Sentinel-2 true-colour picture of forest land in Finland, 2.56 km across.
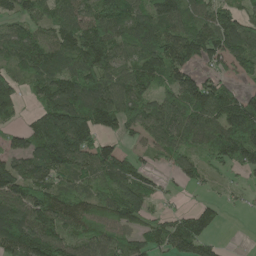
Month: May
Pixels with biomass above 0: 82%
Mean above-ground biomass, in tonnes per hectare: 98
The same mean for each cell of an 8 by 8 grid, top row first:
62 84 111 156 116 125 92 78
106 102 124 117 109 147 125 123
85 96 132 106 110 107 68 47
57 144 160 141 107 120 138 153
65 185 138 55 43 89 79 137
128 98 76 108 75 41 37 29
147 136 84 92 87 22 48 12
156 162 83 75 74 115 69 0
